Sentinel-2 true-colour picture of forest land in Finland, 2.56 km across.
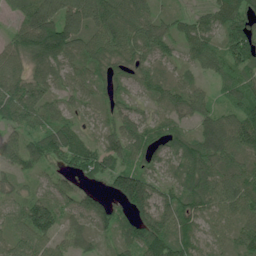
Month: July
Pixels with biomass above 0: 92%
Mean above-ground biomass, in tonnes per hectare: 75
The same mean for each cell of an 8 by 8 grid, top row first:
51 128 124 94 67 37 57 87
64 139 76 77 73 48 74 116
81 65 72 51 54 53 33 79
87 75 45 49 42 70 72 78
57 91 77 60 79 69 95 86
44 37 52 100 100 57 81 86
53 99 67 74 140 110 83 90
69 79 51 42 125 118 53 65
